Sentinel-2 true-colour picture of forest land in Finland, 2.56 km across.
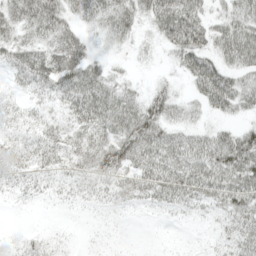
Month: May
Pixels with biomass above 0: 80%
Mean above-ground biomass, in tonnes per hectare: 37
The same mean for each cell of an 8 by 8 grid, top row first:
42 57 33 52 39 78 38 71
40 44 37 16 12 46 50 100
23 45 58 34 7 15 90 56
20 19 45 61 56 32 31 39
23 33 32 49 65 52 57 68
26 24 26 38 47 58 60 74
5 4 9 16 14 24 25 52
7 12 4 4 1 2 7 39
